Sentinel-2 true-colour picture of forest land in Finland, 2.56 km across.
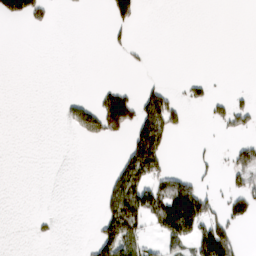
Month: March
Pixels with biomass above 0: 20%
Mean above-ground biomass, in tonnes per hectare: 30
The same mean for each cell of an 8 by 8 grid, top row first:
49 23 1 48 7 0 0 0
0 0 0 10 6 0 0 0
0 0 0 3 7 2 16 0
0 0 34 158 100 65 19 45
0 0 5 10 143 7 3 29
0 0 0 47 106 59 12 53
0 0 0 94 123 151 67 48
0 5 2 107 41 80 121 26
